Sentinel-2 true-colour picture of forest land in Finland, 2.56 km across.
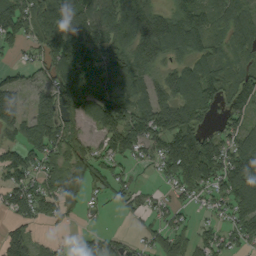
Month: September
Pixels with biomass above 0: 78%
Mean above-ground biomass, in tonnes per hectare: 92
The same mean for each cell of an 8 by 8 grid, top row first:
134 178 129 118 153 106 91 97
49 106 143 100 140 110 97 80
45 56 135 95 91 112 125 89
107 111 87 130 102 149 82 81
84 125 60 84 92 138 110 87
95 86 77 60 10 114 128 153
89 83 45 22 39 45 32 109
93 17 40 63 33 83 64 73
